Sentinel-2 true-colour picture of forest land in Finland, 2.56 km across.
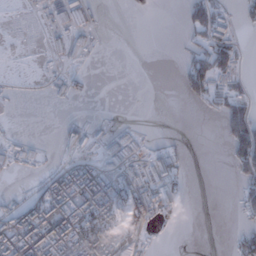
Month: January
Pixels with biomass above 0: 32%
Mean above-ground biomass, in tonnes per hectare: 27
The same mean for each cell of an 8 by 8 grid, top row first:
1 24 72 0 0 1 69 16
0 25 33 0 0 3 60 19
2 9 13 0 0 8 60 13
0 0 0 1 0 0 12 48
34 6 35 54 19 10 0 79
11 19 61 51 48 41 0 33
22 69 75 57 85 27 0 28
82 83 86 59 21 0 0 30
